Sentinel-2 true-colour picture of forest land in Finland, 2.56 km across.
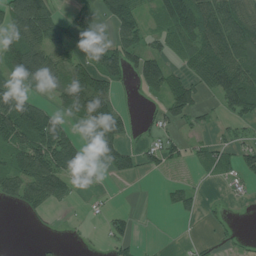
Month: July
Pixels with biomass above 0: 55%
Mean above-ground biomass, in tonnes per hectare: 56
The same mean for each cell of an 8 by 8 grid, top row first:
103 98 38 93 48 98 116 82
98 96 30 78 80 49 116 112
65 79 106 70 82 53 91 117
134 63 88 116 9 72 18 61
87 116 45 61 28 40 25 41
104 130 60 19 18 4 14 33
26 43 4 16 0 31 10 2
0 6 7 40 3 1 9 13
